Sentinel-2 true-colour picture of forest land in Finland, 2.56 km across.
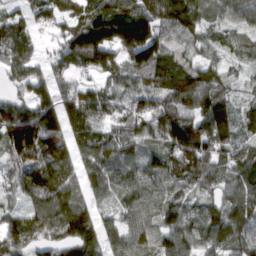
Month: March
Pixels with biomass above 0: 92%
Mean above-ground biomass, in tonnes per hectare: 96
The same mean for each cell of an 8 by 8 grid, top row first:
50 37 79 121 121 112 74 92
101 26 147 161 216 55 60 40
70 82 53 69 79 102 88 31
129 122 124 78 97 132 121 49
182 134 81 102 82 154 123 77
87 132 78 92 98 106 91 92
56 132 116 48 98 88 87 130
109 78 133 75 94 111 91 96
